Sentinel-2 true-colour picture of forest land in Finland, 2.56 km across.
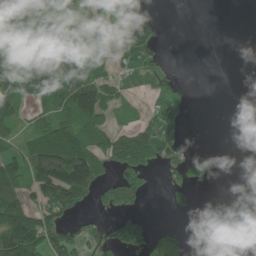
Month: June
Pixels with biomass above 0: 46%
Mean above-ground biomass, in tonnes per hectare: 58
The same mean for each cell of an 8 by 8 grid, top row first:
66 26 65 38 64 0 0 0
56 88 79 54 65 0 0 0
114 140 146 36 18 32 0 0
61 77 161 49 30 54 0 0
50 134 122 113 112 64 7 1
102 178 221 47 59 35 62 8
127 103 52 54 18 32 7 0
200 115 65 43 44 29 6 0
